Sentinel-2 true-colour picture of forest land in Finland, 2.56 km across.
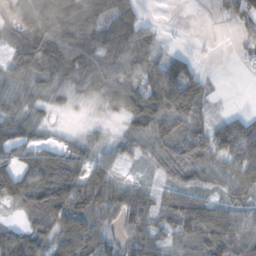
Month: November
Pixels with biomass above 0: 79%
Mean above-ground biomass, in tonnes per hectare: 60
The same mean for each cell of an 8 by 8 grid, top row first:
62 128 98 81 31 0 2 58
71 116 77 83 66 10 4 17
41 37 41 63 55 98 25 1
38 24 5 22 97 88 20 17
57 39 32 32 53 68 81 96
90 112 68 47 13 58 44 66
31 125 84 72 71 95 98 58
82 70 108 52 88 51 108 85
